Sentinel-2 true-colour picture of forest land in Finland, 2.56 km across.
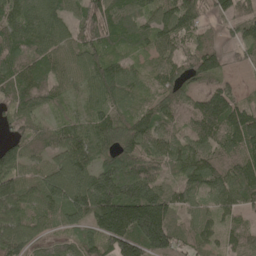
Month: May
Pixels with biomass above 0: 93%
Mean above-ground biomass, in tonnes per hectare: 99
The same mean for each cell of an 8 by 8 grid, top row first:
105 95 75 124 84 121 61 93
111 99 79 64 54 74 85 66
109 103 71 151 55 84 82 17
73 44 49 92 72 82 147 104
81 85 123 96 104 88 95 116
117 110 131 147 114 66 98 109
103 88 147 249 250 102 61 92
111 61 76 156 185 109 60 60
